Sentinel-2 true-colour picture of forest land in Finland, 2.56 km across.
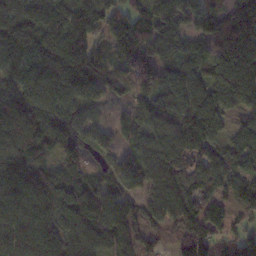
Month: November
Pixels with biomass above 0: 91%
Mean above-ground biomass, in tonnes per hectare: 104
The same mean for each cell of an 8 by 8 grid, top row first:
88 101 113 97 101 100 80 104
102 103 133 63 125 91 77 124
102 112 127 113 133 118 99 138
124 122 91 25 98 120 137 80
120 102 68 54 109 92 109 105
137 102 73 97 113 107 119 116
117 110 97 119 89 131 103 75
120 124 107 108 88 98 132 93
